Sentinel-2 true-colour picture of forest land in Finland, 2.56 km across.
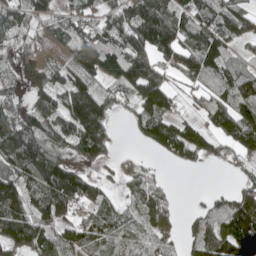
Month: May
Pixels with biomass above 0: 77%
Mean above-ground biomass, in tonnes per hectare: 98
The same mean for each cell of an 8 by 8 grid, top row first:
84 72 81 107 190 134 112 117
83 46 150 110 164 162 160 52
46 67 165 37 212 57 116 141
67 132 197 78 82 58 107 167
148 112 129 64 35 124 80 109
147 171 99 26 75 3 1 26
147 128 80 57 94 36 66 76
130 110 97 57 51 39 136 97
